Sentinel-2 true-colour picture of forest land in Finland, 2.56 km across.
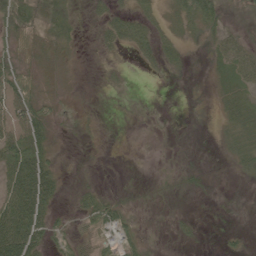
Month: June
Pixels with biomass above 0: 61%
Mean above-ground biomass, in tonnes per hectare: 22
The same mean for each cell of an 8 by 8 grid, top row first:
65 49 10 28 27 31 43 8
22 37 10 16 30 18 16 34
45 11 4 5 2 4 7 43
46 32 6 1 3 0 4 44
72 35 5 2 1 3 1 37
70 54 6 1 2 10 6 12
78 44 25 41 4 5 0 1
96 33 12 25 19 7 1 7
